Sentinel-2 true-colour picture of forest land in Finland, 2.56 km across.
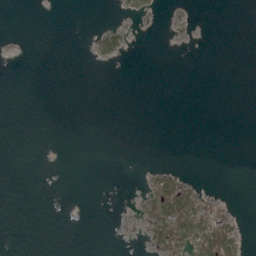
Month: April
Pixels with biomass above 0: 10%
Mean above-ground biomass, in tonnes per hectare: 4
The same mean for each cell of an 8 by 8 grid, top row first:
0 0 0 0 3 1 0 0
0 0 0 15 0 1 1 0
0 0 0 0 0 0 0 0
0 0 0 0 0 0 0 0
0 0 0 0 0 0 0 0
0 0 0 0 2 17 0 0
0 0 0 0 8 67 31 1
0 0 0 0 6 36 53 14
